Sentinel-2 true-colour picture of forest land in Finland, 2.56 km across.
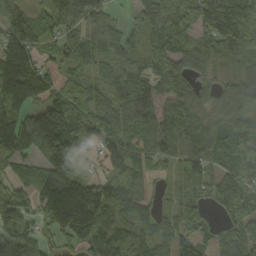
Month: September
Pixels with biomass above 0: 88%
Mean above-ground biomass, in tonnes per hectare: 113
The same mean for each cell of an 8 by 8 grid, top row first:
148 111 118 43 85 105 106 126
195 78 108 92 81 102 80 120
262 111 80 81 106 100 47 79
176 159 132 131 121 79 72 132
185 201 140 131 108 107 107 133
82 161 89 85 70 59 98 122
139 155 258 122 72 70 61 116
131 55 109 157 100 110 52 107
